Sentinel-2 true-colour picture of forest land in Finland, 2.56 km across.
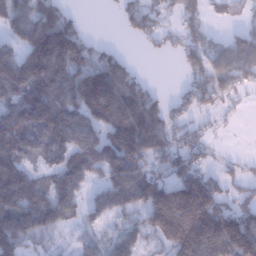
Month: January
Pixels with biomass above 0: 74%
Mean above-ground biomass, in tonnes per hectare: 118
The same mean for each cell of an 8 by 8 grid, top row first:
122 158 26 9 109 44 51 31
95 248 127 40 17 52 89 121
178 196 152 250 56 8 115 87
151 205 148 280 249 62 46 15
153 138 130 116 171 98 57 1
155 94 111 125 120 96 81 45
178 145 75 102 140 318 217 93
125 26 31 87 89 228 243 245
